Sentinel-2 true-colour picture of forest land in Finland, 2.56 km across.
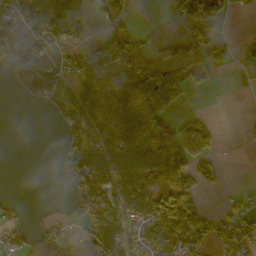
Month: October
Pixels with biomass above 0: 57%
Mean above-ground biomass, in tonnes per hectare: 73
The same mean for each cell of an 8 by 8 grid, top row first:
77 97 105 92 2 31 150 6
143 106 102 109 40 41 67 10
58 81 108 120 141 138 18 1
0 19 126 190 155 49 16 0
0 0 102 135 177 227 87 1
0 0 122 109 104 132 60 0
17 8 68 83 82 185 24 39
35 46 67 70 60 84 50 83
